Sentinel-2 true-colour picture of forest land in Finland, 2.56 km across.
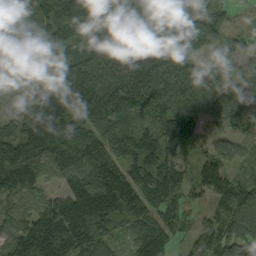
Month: September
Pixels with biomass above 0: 96%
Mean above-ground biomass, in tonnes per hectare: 114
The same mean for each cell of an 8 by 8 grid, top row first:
142 105 112 91 36 115 110 10
96 83 79 193 230 172 88 73
69 79 138 127 214 165 118 109
58 141 102 138 109 128 107 143
112 122 139 106 132 90 47 67
131 50 160 144 147 106 119 69
52 81 160 149 115 92 58 180
101 183 139 68 114 59 124 194
